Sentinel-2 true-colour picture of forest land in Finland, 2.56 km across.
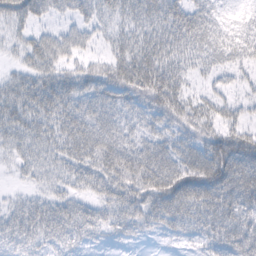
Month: February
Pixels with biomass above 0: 85%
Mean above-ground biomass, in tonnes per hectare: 41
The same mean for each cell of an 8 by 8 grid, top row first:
48 30 32 28 34 48 44 17
19 47 32 25 40 39 43 37
32 45 40 53 61 43 18 18
49 51 47 45 43 50 35 25
35 36 49 52 42 44 60 63
10 26 36 55 66 62 76 65
30 45 36 38 45 57 61 48
51 39 25 14 10 15 36 52
